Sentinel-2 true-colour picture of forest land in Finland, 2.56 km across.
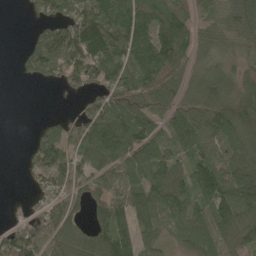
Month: May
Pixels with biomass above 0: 79%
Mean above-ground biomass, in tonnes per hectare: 101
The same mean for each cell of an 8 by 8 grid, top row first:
1 86 141 149 165 142 71 119
10 158 146 146 142 158 65 62
8 51 96 129 137 95 99 80
0 14 59 130 101 95 136 135
1 137 99 143 115 105 122 116
3 130 80 93 118 113 143 153
21 91 50 124 124 124 109 141
115 123 86 159 100 69 117 102
